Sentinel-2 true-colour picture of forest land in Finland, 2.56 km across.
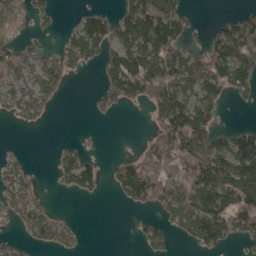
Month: May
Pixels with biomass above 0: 53%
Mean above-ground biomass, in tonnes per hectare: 70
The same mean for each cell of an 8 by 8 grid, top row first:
91 35 34 51 181 98 2 46
76 31 96 89 141 102 70 133
84 96 5 93 162 133 141 96
55 34 0 25 18 146 88 4
1 1 19 0 38 155 135 105
47 4 104 33 153 142 133 134
71 27 0 1 51 122 108 131
21 48 18 0 51 28 100 60
